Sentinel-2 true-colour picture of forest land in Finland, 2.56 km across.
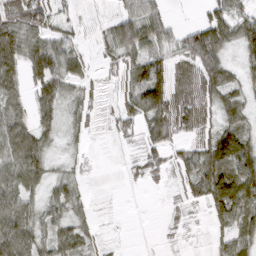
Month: March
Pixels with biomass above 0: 74%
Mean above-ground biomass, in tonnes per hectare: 44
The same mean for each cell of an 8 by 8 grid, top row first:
55 37 7 24 74 8 44 51
59 69 22 45 70 43 114 41
49 92 37 17 99 57 72 27
32 56 33 17 81 77 42 41
73 36 13 5 38 34 56 86
71 36 16 0 21 26 82 92
72 36 25 1 0 11 43 74
97 45 49 5 1 6 11 49
